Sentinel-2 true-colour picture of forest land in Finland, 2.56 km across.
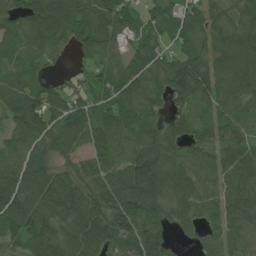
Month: July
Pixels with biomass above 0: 91%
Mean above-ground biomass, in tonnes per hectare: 83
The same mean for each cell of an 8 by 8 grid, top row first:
68 108 83 93 61 71 65 71
51 70 57 51 83 48 68 123
86 54 42 74 91 96 109 105
88 102 110 77 71 48 51 82
71 71 69 105 96 77 58 74
88 96 80 93 143 100 55 91
114 116 118 117 121 74 65 97
76 117 102 108 119 34 47 66
